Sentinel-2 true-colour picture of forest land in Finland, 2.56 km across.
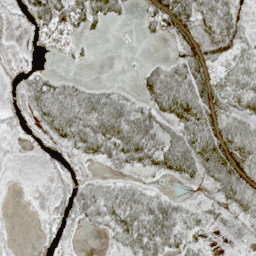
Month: May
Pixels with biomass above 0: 66%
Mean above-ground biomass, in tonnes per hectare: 33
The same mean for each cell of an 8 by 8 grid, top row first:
13 50 34 23 20 61 44 31
15 3 6 0 1 15 46 43
17 35 14 5 34 66 52 58
23 44 48 59 48 70 61 52
5 21 36 52 65 62 77 77
13 19 14 13 19 37 43 57
1 17 51 38 59 28 18 36
4 17 8 16 53 34 8 14
